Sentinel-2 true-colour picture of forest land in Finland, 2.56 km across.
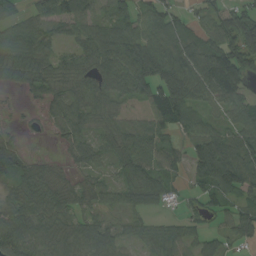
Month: August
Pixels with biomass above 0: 82%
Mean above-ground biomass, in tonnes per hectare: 68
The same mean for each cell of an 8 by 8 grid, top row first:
43 71 79 72 54 54 57 121
71 52 67 116 100 102 100 148
46 73 74 78 105 164 137 114
5 39 72 53 41 104 48 74
32 4 52 58 77 37 104 96
70 60 26 29 73 36 89 115
64 80 39 45 57 18 36 46
92 77 81 65 46 52 41 43
